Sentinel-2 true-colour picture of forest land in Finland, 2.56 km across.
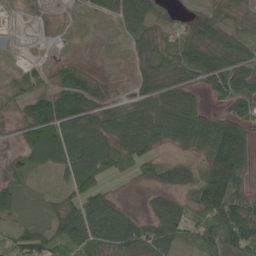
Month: May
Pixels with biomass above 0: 71%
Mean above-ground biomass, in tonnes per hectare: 54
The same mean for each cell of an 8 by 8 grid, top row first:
1 4 6 35 60 14 19 19
2 3 2 2 45 54 68 63
25 34 67 16 64 58 64 83
26 96 90 50 82 102 50 50
24 130 90 80 86 53 88 94
31 10 90 35 35 58 72 50
35 20 78 64 15 63 117 93
57 66 81 82 104 52 66 100
